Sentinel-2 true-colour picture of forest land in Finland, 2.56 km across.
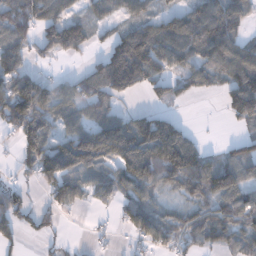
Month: December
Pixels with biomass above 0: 69%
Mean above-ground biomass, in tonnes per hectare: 85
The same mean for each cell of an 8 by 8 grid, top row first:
115 102 57 43 57 75 137 89
120 70 77 100 181 152 138 88
110 49 64 170 119 65 74 118
161 118 69 69 56 27 0 120
51 128 96 148 162 172 14 48
28 122 90 83 134 109 120 104
83 47 35 28 118 46 70 89
39 19 5 13 53 65 72 69
